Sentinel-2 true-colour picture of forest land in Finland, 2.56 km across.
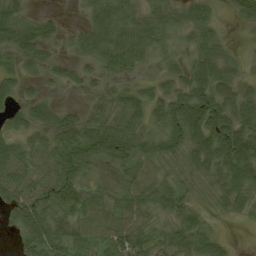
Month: August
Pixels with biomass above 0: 84%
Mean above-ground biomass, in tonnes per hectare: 45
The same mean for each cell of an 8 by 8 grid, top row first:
44 19 11 79 42 32 34 29
52 27 32 80 55 21 44 5
37 21 22 27 19 38 64 29
32 37 22 52 51 61 79 58
42 59 66 76 43 41 77 89
83 81 42 48 44 23 33 76
65 71 64 49 44 47 14 26
20 73 45 67 47 49 47 1
